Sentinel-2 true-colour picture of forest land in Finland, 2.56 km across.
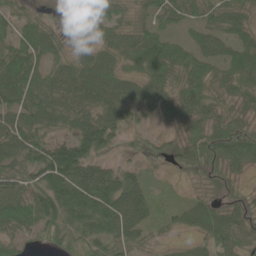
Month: June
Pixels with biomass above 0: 88%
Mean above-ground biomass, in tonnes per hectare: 60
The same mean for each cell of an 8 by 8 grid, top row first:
42 14 17 64 39 51 49 59
72 69 18 63 89 60 54 67
106 61 78 78 70 74 68 63
77 84 76 68 38 56 55 47
76 72 80 43 23 39 73 79
72 98 116 81 30 8 40 25
88 94 101 103 70 27 54 39
52 46 67 73 32 17 46 56
